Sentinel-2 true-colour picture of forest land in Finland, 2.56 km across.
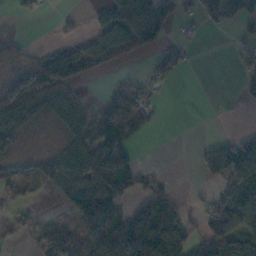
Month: November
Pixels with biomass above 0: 50%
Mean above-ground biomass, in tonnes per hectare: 60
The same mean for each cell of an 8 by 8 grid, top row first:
12 4 10 131 268 82 52 67
41 19 51 119 76 29 0 40
85 58 15 6 29 20 0 29
71 42 56 57 58 0 0 6
49 3 77 114 6 0 63 101
41 88 110 110 21 3 70 130
35 4 99 78 79 60 52 139
21 60 77 112 141 79 109 175
